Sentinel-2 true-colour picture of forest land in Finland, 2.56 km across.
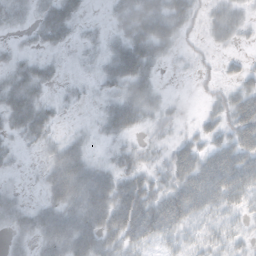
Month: October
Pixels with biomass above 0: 71%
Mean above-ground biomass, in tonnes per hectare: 31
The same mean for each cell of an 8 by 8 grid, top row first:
26 44 24 18 65 48 19 22
9 20 10 29 61 17 10 8
36 24 5 37 41 1 6 24
51 24 3 34 33 8 14 52
13 18 19 10 9 21 28 60
5 27 56 38 29 39 74 70
30 37 56 71 59 68 45 23
18 43 64 41 37 22 21 14
